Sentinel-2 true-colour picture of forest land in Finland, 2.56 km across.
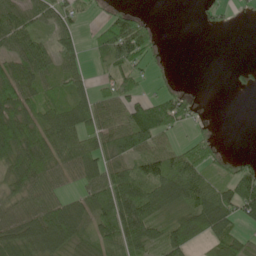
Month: May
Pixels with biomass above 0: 66%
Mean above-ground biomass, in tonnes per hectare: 52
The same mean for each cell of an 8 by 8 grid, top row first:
62 50 31 41 18 0 12 5
56 43 36 82 57 0 0 0
79 50 40 50 25 7 0 9
88 63 74 60 85 71 2 0
96 75 100 60 77 30 33 0
51 55 55 76 81 119 55 70
45 65 21 87 105 48 104 91
59 99 46 45 85 84 64 52
